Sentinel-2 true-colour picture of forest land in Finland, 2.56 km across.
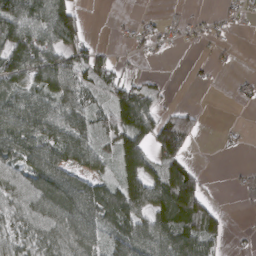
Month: March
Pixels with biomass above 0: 63%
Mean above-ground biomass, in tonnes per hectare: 59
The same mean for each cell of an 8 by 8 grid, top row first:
89 129 58 4 9 9 12 18
82 91 74 14 20 8 15 5
84 86 74 62 23 0 6 9
103 97 75 72 105 47 6 1
104 89 74 40 75 164 0 6
68 110 59 33 114 141 14 11
67 85 107 87 95 146 60 6
69 78 92 55 89 100 68 6
